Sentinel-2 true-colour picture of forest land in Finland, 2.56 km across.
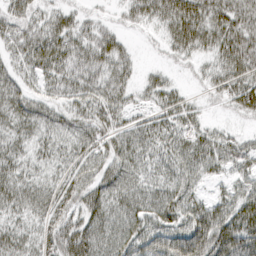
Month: March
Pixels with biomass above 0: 87%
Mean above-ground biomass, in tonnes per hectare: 47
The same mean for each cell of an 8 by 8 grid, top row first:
55 41 34 18 45 73 68 62
46 69 52 57 9 47 44 73
38 44 51 53 21 15 32 60
50 40 45 46 24 45 17 38
39 36 41 41 44 42 48 34
43 29 41 50 37 44 29 30
41 47 52 47 51 52 51 58
43 52 74 52 61 79 111 95
